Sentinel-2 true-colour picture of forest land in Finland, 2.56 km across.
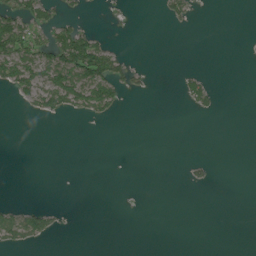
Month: July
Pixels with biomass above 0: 16%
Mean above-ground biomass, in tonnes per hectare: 14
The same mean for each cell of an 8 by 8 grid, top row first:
56 30 13 7 0 24 0 0
80 53 96 22 0 0 0 1
60 65 84 64 11 7 13 0
0 33 33 24 0 0 14 0
0 0 0 0 0 0 0 0
0 0 0 0 0 0 10 0
20 22 0 0 1 0 0 0
41 18 0 0 0 0 0 0
